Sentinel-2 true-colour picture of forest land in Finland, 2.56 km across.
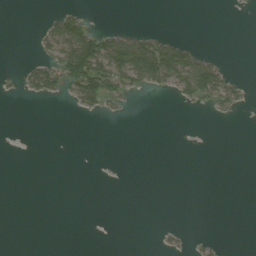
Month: August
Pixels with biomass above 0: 15%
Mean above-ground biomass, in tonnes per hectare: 15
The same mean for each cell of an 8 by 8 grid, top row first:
0 12 32 0 0 0 0 1
0 28 113 84 85 65 3 0
9 53 89 69 57 63 91 13
0 0 20 13 0 0 5 9
0 0 0 0 0 0 0 0
0 0 0 0 0 0 0 0
0 0 0 0 0 0 0 0
0 0 0 1 0 8 6 0
